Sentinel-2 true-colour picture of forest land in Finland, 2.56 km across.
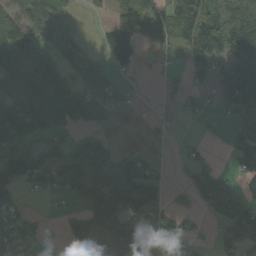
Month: September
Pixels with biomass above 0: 61%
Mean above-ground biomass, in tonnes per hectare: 65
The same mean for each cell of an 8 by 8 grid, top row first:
101 86 6 28 123 109 85 56
112 53 31 130 43 46 114 105
85 113 52 34 2 17 30 188
101 69 56 23 2 8 12 95
42 56 43 39 10 6 15 77
99 59 73 162 122 7 65 69
34 4 27 153 104 30 47 91
48 7 100 173 107 86 22 74
